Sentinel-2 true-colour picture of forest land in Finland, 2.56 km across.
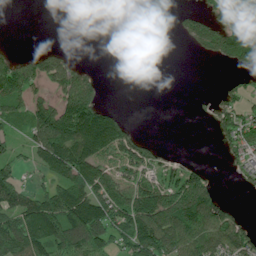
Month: July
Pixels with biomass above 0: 53%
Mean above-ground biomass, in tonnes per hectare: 81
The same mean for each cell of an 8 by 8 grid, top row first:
0 0 1 16 73 19 63 108
11 24 1 0 0 1 88 176
150 105 118 0 0 0 0 28
65 113 225 59 0 0 18 70
36 176 186 176 41 0 1 104
69 64 137 160 72 49 50 38
133 127 175 131 180 239 187 14
171 148 173 92 161 142 125 90
